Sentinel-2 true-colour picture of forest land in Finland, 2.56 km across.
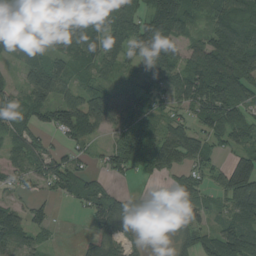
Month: August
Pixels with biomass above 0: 80%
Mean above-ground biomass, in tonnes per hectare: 77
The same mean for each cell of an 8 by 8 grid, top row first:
88 99 79 94 93 124 56 69
91 69 89 81 115 76 110 122
30 137 42 33 52 84 141 132
74 89 154 144 57 44 121 96
67 40 56 54 102 131 74 63
42 86 72 45 28 49 54 147
57 32 28 101 39 50 59 120
79 21 12 87 22 47 67 131
